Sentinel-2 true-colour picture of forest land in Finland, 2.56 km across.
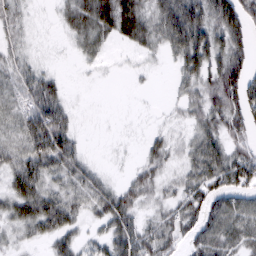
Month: March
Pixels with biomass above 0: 72%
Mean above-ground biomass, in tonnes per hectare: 37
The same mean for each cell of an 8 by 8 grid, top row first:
27 2 46 68 46 77 56 66
20 1 21 11 23 46 63 40
30 29 1 1 4 19 49 76
29 78 5 0 1 11 48 63
37 86 19 2 16 20 51 37
57 45 38 8 39 25 56 66
50 67 31 64 27 39 58 57
18 32 29 54 61 41 59 43
